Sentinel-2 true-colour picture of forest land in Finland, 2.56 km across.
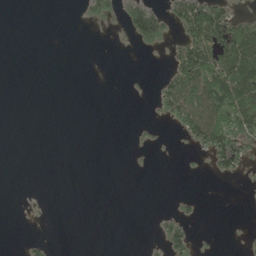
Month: June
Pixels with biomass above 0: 21%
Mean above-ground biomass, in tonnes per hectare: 24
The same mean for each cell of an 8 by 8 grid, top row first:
0 0 7 37 96 47 102 39
0 0 0 1 30 36 87 128
0 0 0 0 3 62 131 123
0 0 0 0 1 67 109 110
0 0 0 0 12 3 88 76
0 0 0 0 2 0 11 21
0 0 0 0 0 14 0 0
0 10 0 0 2 54 2 1
